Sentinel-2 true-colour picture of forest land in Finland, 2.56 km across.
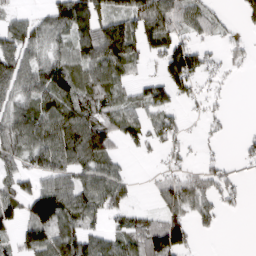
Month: March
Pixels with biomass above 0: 66%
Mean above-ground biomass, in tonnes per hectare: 65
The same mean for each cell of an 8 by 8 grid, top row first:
33 57 139 99 110 86 51 25
96 53 96 146 83 107 32 24
82 100 74 70 33 117 33 4
71 75 82 67 62 37 30 0
74 89 118 67 47 38 13 16
58 76 78 78 4 53 59 21
72 157 101 69 22 78 55 17
54 94 88 55 104 117 2 0
